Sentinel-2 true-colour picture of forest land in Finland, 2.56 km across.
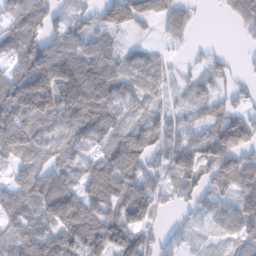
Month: February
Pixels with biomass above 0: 81%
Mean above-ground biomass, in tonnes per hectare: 68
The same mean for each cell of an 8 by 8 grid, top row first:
90 74 45 22 53 60 3 46
68 94 84 67 31 16 10 4
100 144 114 93 64 25 42 18
120 118 102 64 35 33 49 38
105 68 64 71 75 63 86 82
44 65 67 134 74 62 59 94
67 80 120 100 104 23 35 64
66 120 128 149 75 32 16 51
